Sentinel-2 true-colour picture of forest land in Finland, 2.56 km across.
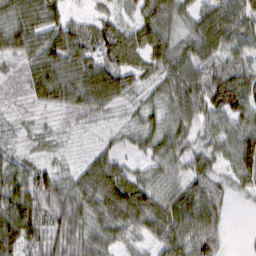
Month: February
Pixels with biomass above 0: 91%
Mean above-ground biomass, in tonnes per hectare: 55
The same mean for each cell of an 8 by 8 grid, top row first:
63 66 21 31 52 52 71 81
63 79 77 79 71 59 64 55
24 84 77 82 43 72 73 69
17 25 35 28 33 51 61 72
23 18 13 23 35 49 40 77
62 51 45 80 39 50 54 58
90 54 54 78 78 83 79 4
92 57 53 46 38 79 93 2
